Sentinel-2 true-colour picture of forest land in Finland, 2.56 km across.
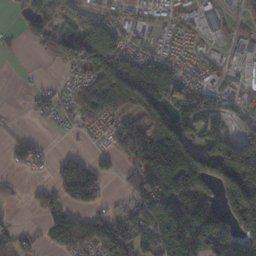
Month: November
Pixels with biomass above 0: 67%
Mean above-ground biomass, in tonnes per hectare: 101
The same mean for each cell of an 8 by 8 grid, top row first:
26 105 76 61 47 51 58 39
18 69 169 118 50 39 31 64
2 12 63 193 193 105 54 49
2 37 91 121 174 150 133 60
42 15 8 53 186 249 110 96
12 22 177 25 212 286 177 228
6 73 77 41 176 247 167 218
76 38 119 143 126 243 232 153
